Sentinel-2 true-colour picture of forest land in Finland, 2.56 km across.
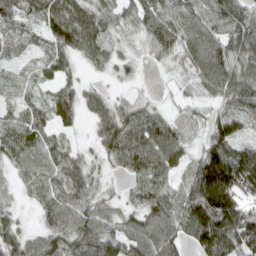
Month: April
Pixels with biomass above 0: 90%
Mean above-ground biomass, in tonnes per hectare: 74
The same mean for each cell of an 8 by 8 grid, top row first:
62 92 98 63 77 73 86 57
13 40 84 44 26 67 97 72
21 42 32 22 9 23 91 95
47 56 51 81 58 27 47 63
90 64 16 101 106 79 79 82
39 70 55 26 85 47 205 179
31 59 75 47 84 83 188 141
71 80 100 82 124 87 178 140
